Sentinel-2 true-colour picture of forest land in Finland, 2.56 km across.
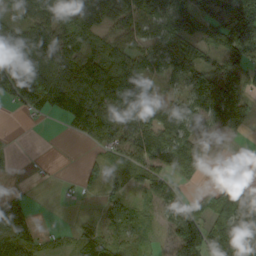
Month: September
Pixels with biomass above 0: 71%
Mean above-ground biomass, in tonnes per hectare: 72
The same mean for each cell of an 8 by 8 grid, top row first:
37 81 99 80 114 135 99 137
112 84 50 73 64 71 50 139
97 139 154 193 92 59 122 86
18 56 144 124 75 69 131 81
7 0 9 59 86 102 37 5
6 7 29 44 70 51 10 7
93 0 5 55 35 75 47 114
117 19 55 61 37 87 104 130
